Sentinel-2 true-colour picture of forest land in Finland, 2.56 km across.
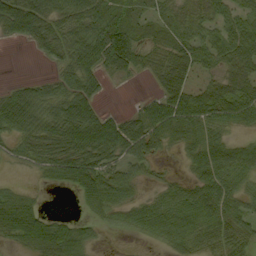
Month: September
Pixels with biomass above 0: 74%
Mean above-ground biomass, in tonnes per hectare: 49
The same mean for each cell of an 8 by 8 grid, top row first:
110 70 70 46 27 44 36 40
4 52 79 123 42 45 46 65
10 30 71 15 9 75 24 56
102 59 92 19 44 69 56 50
33 64 95 92 70 28 59 33
4 31 89 55 25 13 57 45
82 8 17 47 42 58 56 39
38 79 61 1 10 38 33 35
